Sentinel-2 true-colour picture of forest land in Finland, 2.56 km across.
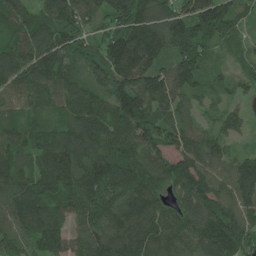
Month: June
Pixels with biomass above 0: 97%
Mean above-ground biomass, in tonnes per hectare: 134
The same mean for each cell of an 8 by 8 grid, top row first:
145 118 139 141 174 133 184 90
125 133 131 175 238 145 105 44
121 128 115 190 166 135 71 62
81 84 152 179 187 102 41 47
127 134 182 175 149 98 96 35
153 173 176 183 149 148 124 141
148 153 129 145 147 98 170 131
98 148 93 153 161 126 193 175
